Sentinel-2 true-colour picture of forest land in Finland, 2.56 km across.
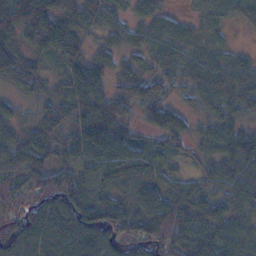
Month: November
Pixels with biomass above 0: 91%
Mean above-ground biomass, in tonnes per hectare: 68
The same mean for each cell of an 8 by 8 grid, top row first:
122 116 84 52 49 27 23 39
62 76 58 43 51 44 29 17
55 46 86 52 75 40 66 81
28 44 84 92 55 58 41 50
65 53 78 104 40 38 42 83
57 79 57 85 92 41 41 80
71 93 100 98 82 110 73 51
96 101 126 81 107 108 103 65
